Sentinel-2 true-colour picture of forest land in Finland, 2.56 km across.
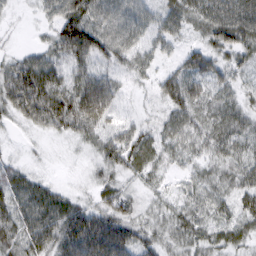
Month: March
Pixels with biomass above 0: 92%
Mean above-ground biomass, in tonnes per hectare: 48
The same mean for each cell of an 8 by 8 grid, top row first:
7 27 70 59 41 51 59 66
11 39 86 65 35 25 51 56
78 66 54 41 21 64 66 29
51 87 90 48 16 54 49 40
6 8 23 61 63 50 51 45
46 13 6 38 42 23 37 46
58 67 45 65 29 39 44 42
63 68 91 104 42 42 44 41
